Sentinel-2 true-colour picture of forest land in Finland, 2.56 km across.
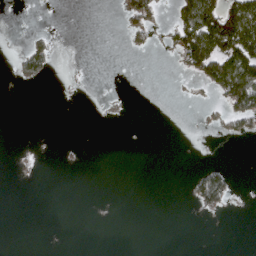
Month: April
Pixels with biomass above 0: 15%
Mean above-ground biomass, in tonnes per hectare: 19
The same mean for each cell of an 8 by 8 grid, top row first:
1 1 0 0 59 43 142 166
5 33 0 0 12 46 149 157
9 10 2 0 0 2 63 155
0 0 0 3 0 0 7 63
1 0 3 0 0 0 1 3
2 0 0 0 0 0 57 2
0 0 0 1 0 0 29 2
0 0 0 0 0 0 0 0
